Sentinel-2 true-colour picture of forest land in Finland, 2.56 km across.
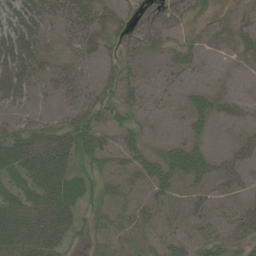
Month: June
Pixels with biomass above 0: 70%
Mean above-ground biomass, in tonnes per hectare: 31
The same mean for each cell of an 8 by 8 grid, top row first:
50 36 44 29 15 25 18 15
63 22 30 21 28 29 17 25
53 23 30 32 23 13 8 4
22 14 38 38 19 11 34 17
47 55 58 24 36 31 17 24
33 56 38 28 37 50 41 28
43 67 37 33 22 12 23 21
51 67 12 24 17 29 29 30
